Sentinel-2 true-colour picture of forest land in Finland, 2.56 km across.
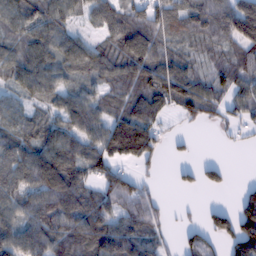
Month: February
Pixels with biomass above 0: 79%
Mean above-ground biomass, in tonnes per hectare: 73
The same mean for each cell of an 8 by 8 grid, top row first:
87 73 50 90 85 94 101 143
59 77 77 63 103 47 46 80
72 93 46 67 92 118 59 67
56 51 98 55 87 41 52 53
88 102 96 121 112 18 0 14
94 131 82 74 16 22 42 1
83 107 105 72 79 7 32 82
101 96 88 114 78 23 67 139
